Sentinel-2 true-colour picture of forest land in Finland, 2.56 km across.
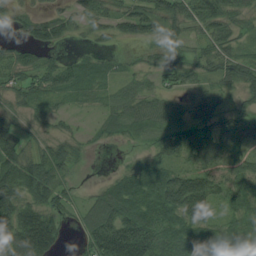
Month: August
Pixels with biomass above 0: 82%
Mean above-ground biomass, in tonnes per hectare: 62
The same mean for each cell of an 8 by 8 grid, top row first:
39 52 58 60 92 66 83 51
40 50 10 17 22 32 48 39
55 69 66 34 31 43 37 57
34 37 13 37 63 45 60 54
58 37 23 16 17 67 89 66
101 92 9 26 81 80 76 49
98 83 45 114 104 117 85 55
123 125 45 184 162 85 78 64
